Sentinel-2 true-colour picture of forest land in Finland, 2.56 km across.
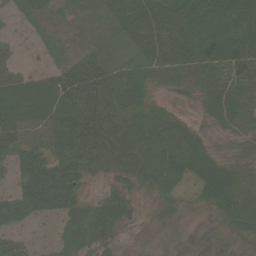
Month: June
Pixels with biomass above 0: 92%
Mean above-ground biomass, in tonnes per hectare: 60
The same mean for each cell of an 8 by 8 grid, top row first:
23 54 40 56 85 83 103 109
13 35 55 47 77 71 106 98
53 42 110 82 69 43 59 69
80 75 89 79 69 27 52 65
63 62 88 70 69 67 44 31
44 101 69 29 58 68 81 53
68 67 61 70 17 33 37 68
45 12 80 34 21 34 25 40
